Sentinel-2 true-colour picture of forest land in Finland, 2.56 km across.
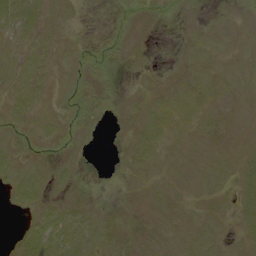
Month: September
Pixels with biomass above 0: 54%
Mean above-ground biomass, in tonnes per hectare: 4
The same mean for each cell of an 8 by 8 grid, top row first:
10 4 1 2 3 2 1 1
5 4 4 4 2 1 6 3
7 3 7 3 2 2 8 6
6 4 8 2 7 10 7 3
3 4 3 0 9 4 4 4
7 6 2 0 4 4 6 5
3 6 6 2 1 4 3 5
4 12 10 5 3 4 6 3
